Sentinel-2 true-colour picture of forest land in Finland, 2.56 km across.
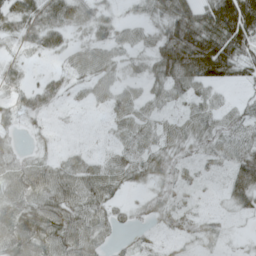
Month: April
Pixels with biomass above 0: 81%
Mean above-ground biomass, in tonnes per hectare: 51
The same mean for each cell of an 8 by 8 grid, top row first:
75 66 52 26 25 107 107 202
29 46 28 43 35 159 174 105
31 26 32 38 42 91 92 42
47 30 8 35 37 21 48 34
21 17 8 23 50 40 38 49
70 69 69 62 40 29 13 64
61 75 70 43 23 31 7 35
94 76 77 28 18 23 25 7
